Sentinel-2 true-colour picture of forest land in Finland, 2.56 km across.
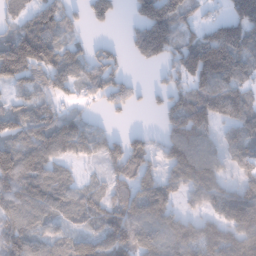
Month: January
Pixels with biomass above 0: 77%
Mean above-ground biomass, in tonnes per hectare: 100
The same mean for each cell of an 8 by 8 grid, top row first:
58 92 57 99 146 138 37 148
162 123 57 48 152 116 177 115
97 100 78 105 10 78 148 110
93 93 61 42 20 129 145 108
113 156 122 91 84 145 84 95
167 124 33 66 102 91 116 61
114 105 84 89 124 60 65 119
118 78 71 131 95 119 113 114
